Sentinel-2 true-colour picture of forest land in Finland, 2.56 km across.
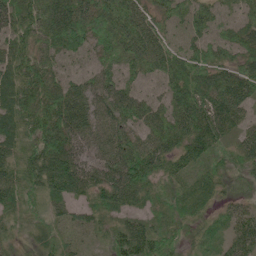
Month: June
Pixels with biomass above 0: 95%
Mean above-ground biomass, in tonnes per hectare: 59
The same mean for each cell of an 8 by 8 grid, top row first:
76 80 72 73 52 62 56 46
61 57 63 67 76 57 69 62
65 65 48 54 52 78 82 70
74 84 74 72 68 70 87 66
58 86 58 69 65 68 76 49
54 96 78 74 98 45 42 36
36 35 32 55 33 41 33 29
18 30 31 46 81 40 30 49
